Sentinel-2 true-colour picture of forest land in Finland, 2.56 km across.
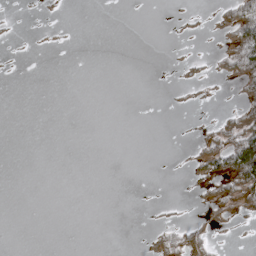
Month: April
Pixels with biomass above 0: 13%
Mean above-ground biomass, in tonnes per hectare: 10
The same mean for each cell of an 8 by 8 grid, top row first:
3 2 0 0 0 4 8 71
1 2 0 0 0 2 2 91
0 0 0 0 0 4 13 34
0 0 0 0 0 3 2 28
0 0 0 0 0 1 28 96
0 0 0 0 0 1 33 87
0 0 0 0 1 4 18 24
0 0 0 0 5 38 27 2
